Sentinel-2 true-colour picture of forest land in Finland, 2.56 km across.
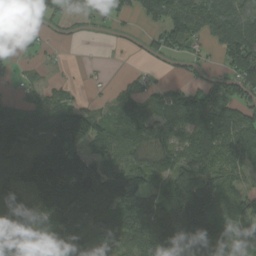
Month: September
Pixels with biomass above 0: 77%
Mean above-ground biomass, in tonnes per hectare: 83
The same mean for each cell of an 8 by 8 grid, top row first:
31 41 55 43 57 131 114 98
24 19 5 7 24 64 37 155
21 19 5 11 43 26 41 93
73 64 98 44 52 108 125 93
101 106 157 63 109 94 139 138
111 237 257 108 101 116 113 62
73 143 100 92 112 128 131 70
70 98 54 41 102 110 106 79
